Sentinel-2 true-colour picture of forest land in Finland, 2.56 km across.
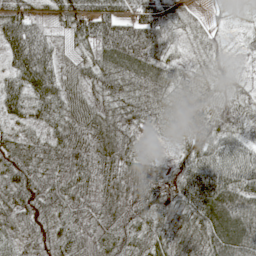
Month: May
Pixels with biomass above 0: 98%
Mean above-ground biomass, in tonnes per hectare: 64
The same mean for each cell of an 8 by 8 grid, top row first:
92 36 85 88 79 39 15 17
103 66 43 89 100 31 35 13
66 97 65 62 57 44 42 23
50 65 74 61 56 59 61 47
55 52 86 86 17 29 76 48
88 68 74 75 63 73 101 82
69 72 65 69 78 64 106 96
39 56 71 59 47 64 79 104
